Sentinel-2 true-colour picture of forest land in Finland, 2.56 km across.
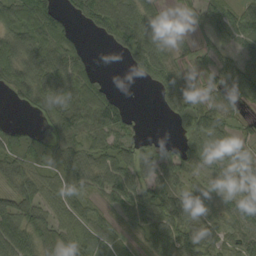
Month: September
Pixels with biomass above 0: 80%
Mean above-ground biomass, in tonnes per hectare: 54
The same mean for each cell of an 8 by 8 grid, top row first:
77 95 53 103 71 13 47 52
76 94 38 22 68 42 31 32
86 90 84 11 18 54 30 76
9 64 101 97 3 39 74 28
41 38 53 67 35 23 49 22
71 43 55 81 66 50 44 48
84 54 41 33 75 78 39 43
80 58 43 28 43 75 60 52
